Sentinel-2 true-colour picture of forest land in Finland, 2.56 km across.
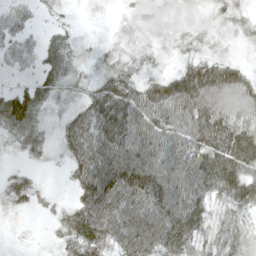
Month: April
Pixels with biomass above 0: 91%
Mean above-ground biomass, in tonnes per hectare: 52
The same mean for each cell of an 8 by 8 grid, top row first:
46 14 10 10 21 16 19 26
49 35 23 21 24 21 20 11
14 32 27 50 39 63 96 54
60 23 45 92 74 79 88 56
25 19 81 98 79 68 85 93
24 4 64 121 118 83 99 86
19 14 70 97 106 96 57 54
6 11 71 67 90 90 42 41
